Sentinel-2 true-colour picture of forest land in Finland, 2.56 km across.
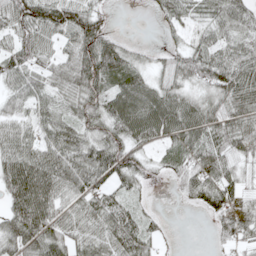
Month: May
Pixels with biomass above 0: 83%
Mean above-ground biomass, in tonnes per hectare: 60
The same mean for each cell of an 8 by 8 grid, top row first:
68 86 78 10 2 51 52 73
57 42 72 64 12 30 71 63
55 55 81 72 50 56 67 90
52 51 55 77 105 93 61 76
76 66 73 72 53 43 76 61
105 101 83 72 34 40 87 39
83 94 57 72 20 3 48 62
69 82 52 75 62 4 8 49
